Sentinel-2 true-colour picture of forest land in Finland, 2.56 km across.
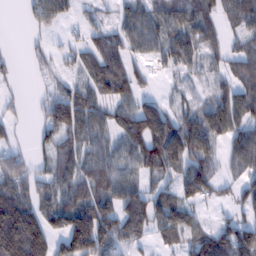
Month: February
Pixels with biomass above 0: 72%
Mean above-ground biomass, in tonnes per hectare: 75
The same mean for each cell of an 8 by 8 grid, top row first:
0 71 22 26 85 84 80 85
3 24 46 80 68 99 55 41
19 34 48 109 28 27 37 72
17 68 98 59 113 52 82 100
29 49 73 63 136 162 93 90
87 61 80 89 51 69 97 54
161 71 108 84 109 110 28 67
209 114 161 101 41 64 110 122
